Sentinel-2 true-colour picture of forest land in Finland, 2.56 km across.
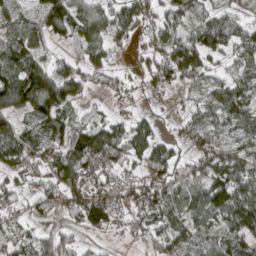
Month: April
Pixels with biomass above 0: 75%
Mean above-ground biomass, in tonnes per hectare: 62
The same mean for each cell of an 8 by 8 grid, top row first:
52 97 77 83 68 49 47 28
71 25 43 48 25 106 99 63
104 107 62 27 31 65 48 55
66 99 24 24 19 11 62 79
76 74 102 88 62 33 58 47
44 57 89 58 47 54 97 78
35 30 88 78 86 65 96 125
52 75 35 18 48 69 62 89
